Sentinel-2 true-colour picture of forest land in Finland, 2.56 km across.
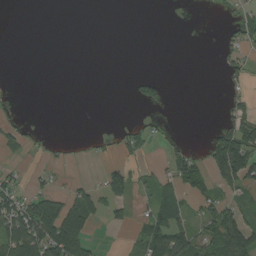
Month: August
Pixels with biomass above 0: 29%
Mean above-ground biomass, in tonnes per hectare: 29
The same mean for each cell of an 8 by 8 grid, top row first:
0 0 0 0 0 0 1 25
0 0 0 0 0 0 0 34
2 0 0 0 35 0 0 22
12 0 0 0 10 0 0 37
35 11 6 19 34 13 32 119
19 13 4 45 19 55 47 91
91 81 87 35 14 54 46 35
122 117 89 0 63 105 51 96
